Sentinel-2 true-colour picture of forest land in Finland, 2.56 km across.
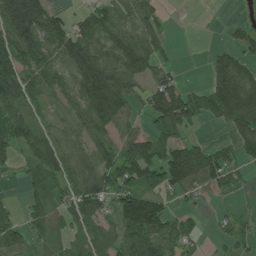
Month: July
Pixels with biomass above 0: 70%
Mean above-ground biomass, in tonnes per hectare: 77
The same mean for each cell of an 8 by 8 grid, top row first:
153 108 42 99 84 1 0 6
129 100 119 94 110 13 13 72
128 93 111 113 64 55 53 108
77 40 71 129 55 168 83 147
85 85 57 75 110 88 47 77
18 96 96 111 99 120 107 28
25 76 109 58 164 35 10 8
90 49 44 64 132 101 16 37
